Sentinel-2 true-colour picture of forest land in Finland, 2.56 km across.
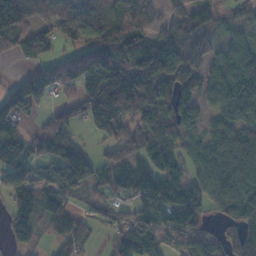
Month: November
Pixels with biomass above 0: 79%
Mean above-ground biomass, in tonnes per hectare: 74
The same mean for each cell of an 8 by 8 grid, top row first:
163 67 100 85 61 40 48 33
46 55 49 85 108 130 57 51
32 92 96 121 96 117 51 86
74 30 47 143 86 82 37 65
93 97 54 65 93 62 71 130
99 68 120 53 79 47 75 107
88 90 22 48 60 117 47 73
60 22 46 40 97 52 50 68
